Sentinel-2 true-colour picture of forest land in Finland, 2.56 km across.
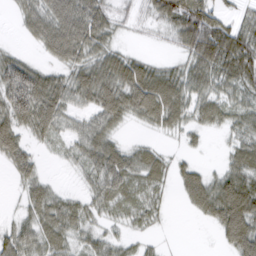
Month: March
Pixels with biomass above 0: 76%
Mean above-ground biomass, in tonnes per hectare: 46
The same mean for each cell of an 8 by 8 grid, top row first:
21 73 86 37 22 85 78 32
10 49 72 37 5 27 94 90
91 52 55 75 84 60 61 56
74 74 35 70 66 65 51 40
54 21 45 47 21 8 7 40
24 13 17 63 46 31 32 64
11 60 34 27 30 4 58 94
58 57 32 32 14 1 1 79
